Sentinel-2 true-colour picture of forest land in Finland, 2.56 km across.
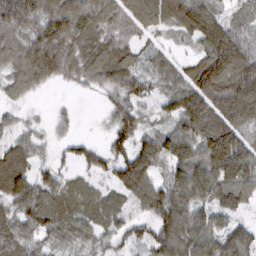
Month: March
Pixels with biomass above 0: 90%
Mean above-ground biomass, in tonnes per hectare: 76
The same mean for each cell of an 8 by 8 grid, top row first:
90 117 114 75 91 73 99 35
74 118 76 71 45 30 100 91
65 61 52 85 65 68 145 124
24 13 8 45 42 78 136 115
54 29 37 53 71 98 129 111
113 54 38 60 107 85 121 113
68 101 71 61 59 104 73 59
84 53 47 50 54 111 90 86
